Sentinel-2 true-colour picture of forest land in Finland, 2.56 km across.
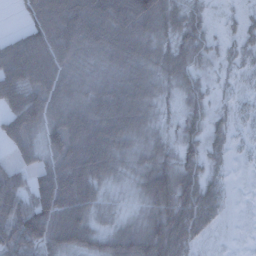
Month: December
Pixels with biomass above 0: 87%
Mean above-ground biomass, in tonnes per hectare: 69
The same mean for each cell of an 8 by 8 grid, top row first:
6 97 120 134 128 63 19 15
77 98 90 96 81 60 30 27
94 87 77 87 77 48 17 13
91 84 94 115 70 23 33 17
59 62 134 105 63 37 45 9
61 113 149 62 64 82 40 1
91 152 120 30 46 89 81 1
97 107 95 72 102 94 16 0
